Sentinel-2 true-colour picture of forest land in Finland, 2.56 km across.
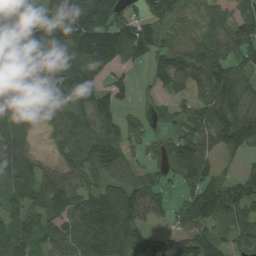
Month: August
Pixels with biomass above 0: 85%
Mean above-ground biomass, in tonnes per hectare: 111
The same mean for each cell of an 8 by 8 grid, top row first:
169 206 213 144 87 90 102 115
115 174 171 183 115 96 111 150
149 135 146 66 25 93 114 139
145 135 120 106 54 61 107 157
121 34 88 114 79 106 83 95
116 80 70 97 78 62 75 64
84 101 111 168 147 72 110 105
107 76 110 137 135 104 121 81
